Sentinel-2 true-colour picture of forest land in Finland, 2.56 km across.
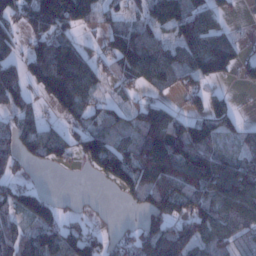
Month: January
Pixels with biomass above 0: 70%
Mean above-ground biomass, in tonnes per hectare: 83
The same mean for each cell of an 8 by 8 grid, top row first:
90 190 141 56 76 125 75 10
56 110 73 83 122 76 118 38
94 151 139 42 63 58 49 27
73 26 82 51 81 44 71 21
79 104 67 92 124 150 109 51
57 2 6 100 119 125 149 139
80 88 13 4 65 87 102 137
91 116 108 44 114 134 106 55
